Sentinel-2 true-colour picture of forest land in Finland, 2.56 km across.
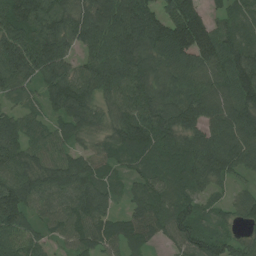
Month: July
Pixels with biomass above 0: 94%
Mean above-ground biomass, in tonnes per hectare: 99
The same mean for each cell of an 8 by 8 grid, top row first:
143 135 94 129 116 159 66 68
142 131 67 119 122 143 134 113
107 102 111 124 120 99 114 147
54 60 123 69 113 118 106 120
107 91 50 78 118 97 118 124
109 107 115 58 78 92 109 48
150 72 102 51 104 93 39 72
100 49 81 80 80 88 85 53
